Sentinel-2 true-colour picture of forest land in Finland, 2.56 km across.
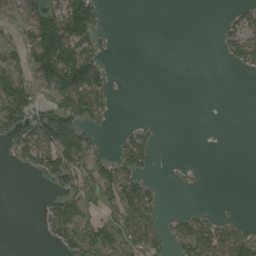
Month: August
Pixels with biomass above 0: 40%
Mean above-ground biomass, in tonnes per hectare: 41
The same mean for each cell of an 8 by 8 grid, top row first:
45 82 138 1 0 0 0 33
38 105 108 1 0 0 0 80
70 95 133 27 0 0 0 0
120 65 95 28 0 0 0 0
58 94 108 18 74 0 0 0
1 59 60 87 52 8 2 0
0 35 50 44 95 4 12 2
0 21 98 58 89 64 98 78
